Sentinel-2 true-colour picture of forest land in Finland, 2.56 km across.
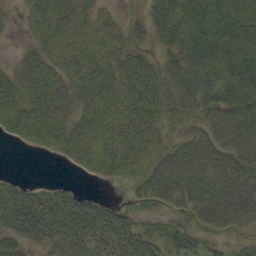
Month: September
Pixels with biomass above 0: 83%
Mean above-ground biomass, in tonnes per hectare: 56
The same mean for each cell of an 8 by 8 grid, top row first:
12 69 49 18 45 78 92 87
10 55 55 45 48 52 82 103
60 66 55 59 89 69 71 105
67 66 37 64 70 52 56 80
16 41 59 68 61 41 61 74
11 1 10 44 56 83 71 70
95 68 62 32 18 45 91 86
51 41 50 57 66 48 40 34
